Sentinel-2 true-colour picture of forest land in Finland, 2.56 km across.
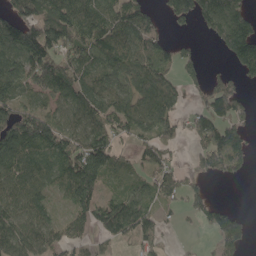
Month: May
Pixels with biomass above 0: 72%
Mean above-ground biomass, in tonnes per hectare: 96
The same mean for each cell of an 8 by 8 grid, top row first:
130 177 150 111 118 88 143 131
158 174 124 143 94 53 10 184
125 138 121 93 126 54 57 54
126 90 101 113 109 62 97 63
165 153 108 92 73 52 110 87
111 79 204 74 59 77 62 32
98 66 79 115 99 37 77 13
114 91 54 50 63 9 13 80
